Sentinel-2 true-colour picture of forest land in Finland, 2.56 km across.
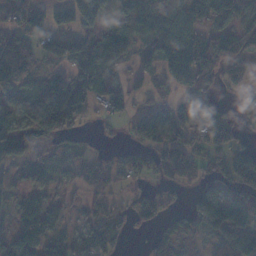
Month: November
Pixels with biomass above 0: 72%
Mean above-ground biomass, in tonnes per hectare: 64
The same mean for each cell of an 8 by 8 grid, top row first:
51 52 116 59 84 99 95 102
67 67 63 89 33 117 124 75
85 73 84 66 20 105 74 47
60 167 83 40 32 65 116 24
120 53 25 10 61 68 66 38
38 46 40 45 49 76 49 87
41 50 17 35 55 30 94 83
59 51 51 52 12 59 35 76
